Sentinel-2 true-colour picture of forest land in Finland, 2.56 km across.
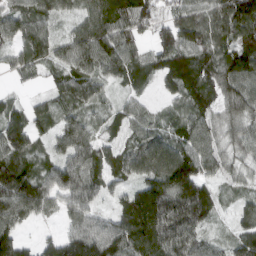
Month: March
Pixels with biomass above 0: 92%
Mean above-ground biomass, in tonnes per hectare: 87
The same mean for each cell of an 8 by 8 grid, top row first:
89 80 62 119 93 72 98 151
71 90 96 113 49 147 111 105
26 40 109 57 51 91 104 124
71 74 70 43 50 50 71 102
107 53 96 57 88 86 82 72
106 86 101 63 79 150 71 43
115 54 80 44 162 148 100 50
98 46 126 131 142 122 58 77
